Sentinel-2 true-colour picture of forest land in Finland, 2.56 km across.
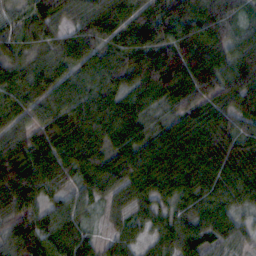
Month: October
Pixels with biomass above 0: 97%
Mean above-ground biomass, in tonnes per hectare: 71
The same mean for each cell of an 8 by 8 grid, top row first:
40 93 55 70 80 109 86 49
56 46 69 60 95 102 109 73
53 57 59 65 74 109 96 74
59 63 93 81 52 58 82 74
66 79 93 76 70 87 76 64
119 73 58 79 86 82 75 69
94 57 47 35 49 52 70 43
86 93 81 38 34 75 76 51
